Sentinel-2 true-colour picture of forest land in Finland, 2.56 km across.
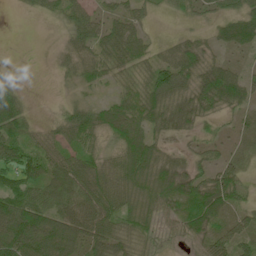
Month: June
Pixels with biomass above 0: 82%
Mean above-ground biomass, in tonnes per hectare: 48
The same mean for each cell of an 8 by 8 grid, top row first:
2 19 47 32 26 16 24 58
0 2 50 62 36 31 28 51
13 1 29 22 35 71 65 59
56 4 56 58 54 60 38 29
73 44 55 40 64 13 27 26
73 73 77 67 68 66 48 39
96 80 71 61 60 53 89 37
117 116 80 63 29 17 49 60
